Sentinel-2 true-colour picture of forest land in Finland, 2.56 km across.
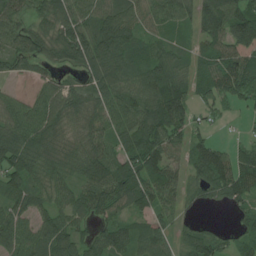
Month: July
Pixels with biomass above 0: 87%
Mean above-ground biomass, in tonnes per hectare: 77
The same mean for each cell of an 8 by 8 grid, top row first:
85 74 84 88 59 73 105 121
81 81 106 114 66 45 65 98
32 48 43 106 95 92 85 129
70 94 80 93 90 115 33 21
108 93 64 73 103 64 60 35
83 90 67 101 113 67 91 116
74 64 67 82 66 54 24 45
88 88 70 86 62 44 66 58
